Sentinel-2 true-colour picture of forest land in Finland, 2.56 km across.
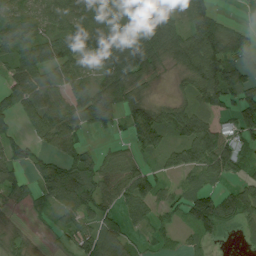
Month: July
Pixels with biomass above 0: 77%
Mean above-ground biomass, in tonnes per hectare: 68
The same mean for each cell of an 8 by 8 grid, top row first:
58 53 73 95 96 53 88 3
80 89 107 132 113 105 146 77
62 55 55 89 51 18 129 115
51 77 82 86 106 66 71 89
47 43 56 19 98 59 120 74
54 92 111 59 76 36 57 33
16 38 88 35 51 37 109 92
28 3 61 92 12 22 28 7
